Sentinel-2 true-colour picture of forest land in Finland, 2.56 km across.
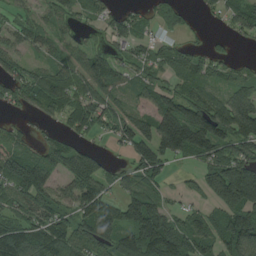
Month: August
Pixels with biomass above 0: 76%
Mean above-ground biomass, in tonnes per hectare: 83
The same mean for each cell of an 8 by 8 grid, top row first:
41 46 38 45 46 53 19 58
56 53 37 40 47 51 33 8
68 83 92 93 59 63 69 62
22 45 72 79 61 157 136 165
52 59 33 28 118 174 136 97
130 110 135 52 91 15 105 219
87 88 86 75 159 31 48 162
127 109 107 117 182 141 86 135
